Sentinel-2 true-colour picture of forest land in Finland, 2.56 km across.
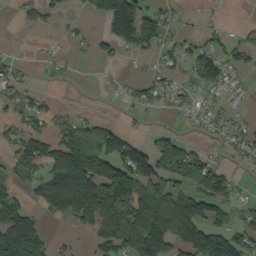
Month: September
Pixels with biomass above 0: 53%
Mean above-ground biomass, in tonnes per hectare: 62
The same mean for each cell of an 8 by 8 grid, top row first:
10 27 8 143 89 18 7 0
4 8 7 36 57 38 42 40
30 8 4 9 31 36 87 16
33 36 11 2 26 26 41 22
52 70 105 103 51 77 23 50
52 73 161 127 121 114 116 18
83 60 136 150 188 152 84 38
140 36 10 98 197 115 137 77
